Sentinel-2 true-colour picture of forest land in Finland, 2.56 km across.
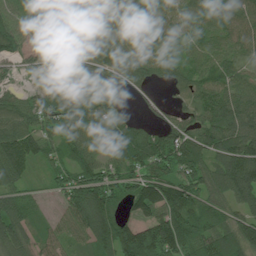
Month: July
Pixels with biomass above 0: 89%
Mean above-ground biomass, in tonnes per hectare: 81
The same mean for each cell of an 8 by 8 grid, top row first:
89 74 71 62 58 68 75 76
83 49 90 81 66 61 74 68
23 42 97 80 67 44 77 68
97 84 95 77 27 47 86 110
123 76 75 68 112 115 95 127
84 38 83 79 92 86 79 141
90 20 124 73 105 123 75 65
105 61 52 108 136 124 80 104
